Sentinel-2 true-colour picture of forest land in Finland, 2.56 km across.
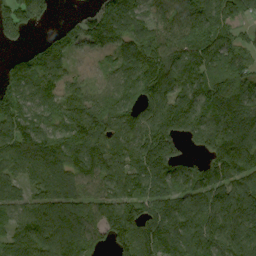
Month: September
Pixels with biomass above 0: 89%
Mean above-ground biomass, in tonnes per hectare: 113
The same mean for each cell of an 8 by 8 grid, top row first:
130 56 40 140 112 112 127 59
29 87 62 95 131 129 188 71
114 86 36 56 135 123 124 111
119 96 125 112 100 128 117 147
126 133 149 125 133 72 98 150
73 116 127 168 141 128 137 144
72 108 108 124 122 130 130 147
85 128 114 92 131 139 136 123
